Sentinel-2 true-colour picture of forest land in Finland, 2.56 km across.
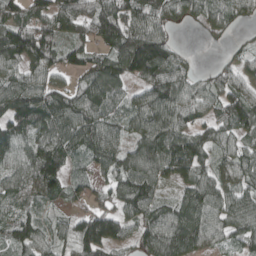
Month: April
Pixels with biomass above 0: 87%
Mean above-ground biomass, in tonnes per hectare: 92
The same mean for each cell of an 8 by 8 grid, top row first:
88 106 133 164 109 56 67 52
176 156 86 107 166 42 4 27
87 72 53 109 96 105 57 69
114 126 116 71 105 112 68 102
94 105 97 99 111 129 84 69
80 144 39 78 109 93 74 74
69 41 36 68 107 86 106 97
88 66 137 121 75 130 81 72
